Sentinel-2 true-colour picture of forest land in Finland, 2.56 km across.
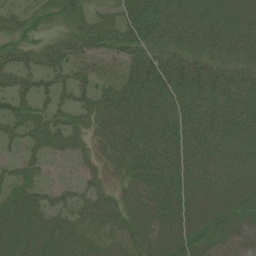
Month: July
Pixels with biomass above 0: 87%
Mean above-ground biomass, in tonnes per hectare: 51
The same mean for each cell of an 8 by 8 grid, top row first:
30 22 35 34 91 64 59 48
29 29 39 41 65 55 53 51
50 37 38 34 94 85 79 46
43 37 39 76 78 69 66 68
22 44 23 59 77 80 76 61
36 18 23 22 63 76 65 57
64 54 46 51 47 62 40 52
54 57 45 36 35 44 43 58
